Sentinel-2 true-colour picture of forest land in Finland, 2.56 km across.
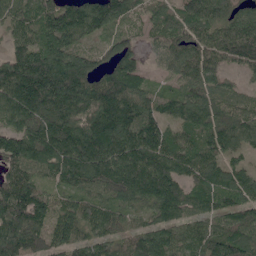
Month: May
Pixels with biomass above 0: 95%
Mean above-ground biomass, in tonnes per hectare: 138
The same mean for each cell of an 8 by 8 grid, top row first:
106 175 174 154 78 114 149 122
98 175 113 95 53 118 139 170
210 247 184 145 77 76 107 35
164 194 185 196 144 87 136 92
158 197 202 213 203 140 136 111
120 100 157 184 208 132 133 107
176 147 138 103 96 124 102 123
156 120 117 96 115 111 130 133
